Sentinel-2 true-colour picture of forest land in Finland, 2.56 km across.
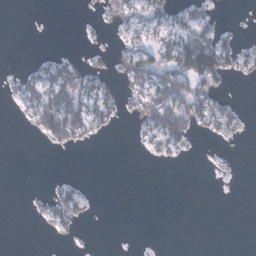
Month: January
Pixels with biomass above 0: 28%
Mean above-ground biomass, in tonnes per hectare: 16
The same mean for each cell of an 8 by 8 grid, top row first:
0 0 1 13 23 23 18 0
0 1 2 8 34 61 82 22
15 49 41 12 47 61 49 6
8 59 59 22 36 68 45 13
0 14 13 0 12 31 3 3
0 2 2 0 0 0 2 1
0 22 25 0 0 0 0 0
0 3 3 0 0 0 0 0
